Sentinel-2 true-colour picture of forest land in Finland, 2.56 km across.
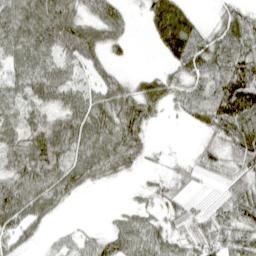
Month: April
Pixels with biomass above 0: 79%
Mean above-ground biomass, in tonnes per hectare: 49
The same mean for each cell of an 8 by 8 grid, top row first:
64 82 46 57 26 83 8 48
64 62 71 34 1 73 61 70
46 66 34 37 30 41 59 99
41 44 70 69 63 21 74 97
57 84 68 68 34 2 32 68
67 74 63 31 12 28 24 50
75 48 2 6 29 33 26 63
43 14 32 48 67 43 55 57
